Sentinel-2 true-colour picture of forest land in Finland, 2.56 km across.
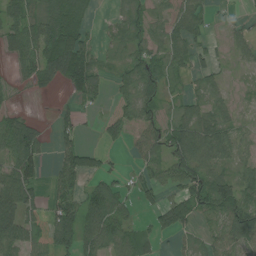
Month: July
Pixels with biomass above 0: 68%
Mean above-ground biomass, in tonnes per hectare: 49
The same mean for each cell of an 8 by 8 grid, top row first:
61 76 38 18 46 55 28 10
46 79 66 16 56 59 27 30
17 38 67 24 77 24 28 6
23 1 27 18 56 33 45 16
113 17 47 11 54 82 82 40
84 25 77 32 24 57 76 39
95 72 76 81 21 74 59 102
70 74 81 71 36 20 37 89
